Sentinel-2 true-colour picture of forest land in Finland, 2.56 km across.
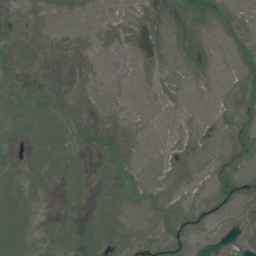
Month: July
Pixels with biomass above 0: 75%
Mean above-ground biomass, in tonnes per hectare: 7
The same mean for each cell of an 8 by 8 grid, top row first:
5 6 6 5 5 9 15 6
7 5 5 5 5 9 9 10
5 4 4 4 5 5 6 7
4 4 3 4 5 5 4 7
1 9 8 9 6 5 5 13
4 6 6 5 6 7 8 17
9 1 2 7 6 10 9 33
10 4 5 11 7 12 9 23
